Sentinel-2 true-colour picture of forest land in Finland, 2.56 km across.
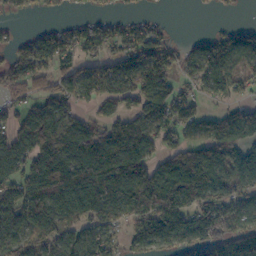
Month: October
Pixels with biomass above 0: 75%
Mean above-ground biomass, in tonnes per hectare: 99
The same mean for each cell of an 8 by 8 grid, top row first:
21 20 20 28 27 1 5 7
65 109 76 59 112 56 100 94
94 80 101 116 134 72 107 91
60 118 62 72 124 103 47 79
119 145 117 138 125 77 110 109
95 200 158 163 137 159 129 107
139 149 136 115 141 155 139 116
116 97 94 72 109 105 128 170
